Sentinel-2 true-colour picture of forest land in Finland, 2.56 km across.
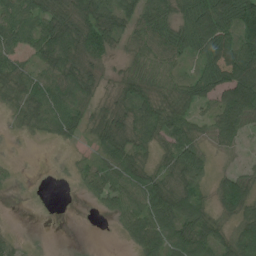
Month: July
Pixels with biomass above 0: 79%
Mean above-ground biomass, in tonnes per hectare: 51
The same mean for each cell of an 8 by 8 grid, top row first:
77 71 79 80 71 64 102 116
59 74 75 50 54 66 80 92
58 56 60 21 62 36 72 111
31 71 53 34 64 54 34 89
2 8 19 55 40 71 26 25
6 6 30 66 47 59 37 49
0 9 1 39 55 73 37 81
18 2 0 2 60 67 68 87
